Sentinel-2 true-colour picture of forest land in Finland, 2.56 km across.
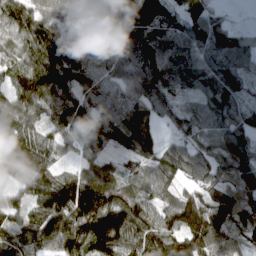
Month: March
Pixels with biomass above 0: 93%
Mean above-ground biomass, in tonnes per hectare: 96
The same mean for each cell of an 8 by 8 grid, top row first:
97 97 70 133 139 86 92 7
59 137 55 97 131 134 119 87
78 144 107 76 114 116 106 88
102 87 110 93 92 51 66 81
98 86 72 72 97 56 60 90
67 97 81 72 83 75 76 109
90 139 167 136 98 110 124 108
101 110 109 120 111 105 114 52
